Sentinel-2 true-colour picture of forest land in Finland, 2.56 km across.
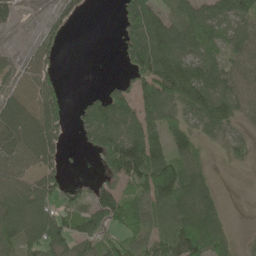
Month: May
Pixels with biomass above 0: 69%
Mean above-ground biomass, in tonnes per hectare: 68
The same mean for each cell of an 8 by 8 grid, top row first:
26 15 20 2 144 96 78 74
9 43 0 1 140 97 87 65
47 60 0 12 85 139 99 60
121 95 38 125 90 64 124 47
103 111 21 110 131 64 27 29
79 67 4 54 116 130 36 2
133 86 44 110 63 90 69 0
89 117 68 38 44 98 80 10
